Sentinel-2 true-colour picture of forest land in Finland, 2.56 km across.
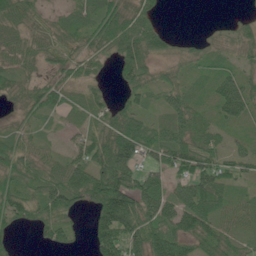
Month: June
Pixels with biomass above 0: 78%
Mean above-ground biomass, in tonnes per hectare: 54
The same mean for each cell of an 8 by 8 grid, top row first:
51 27 40 80 58 0 1 13
39 49 42 61 92 24 27 39
35 31 42 17 52 33 31 61
22 42 20 53 44 59 25 62
50 16 41 109 92 85 62 19
62 51 80 133 72 52 87 36
75 72 33 157 96 83 100 36
20 28 8 123 97 89 57 34
